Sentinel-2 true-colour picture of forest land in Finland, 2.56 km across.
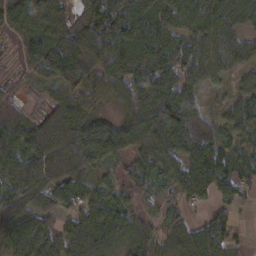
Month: February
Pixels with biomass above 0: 88%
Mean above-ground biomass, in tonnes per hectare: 85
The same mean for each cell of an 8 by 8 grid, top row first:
89 89 36 157 107 88 95 69
32 118 100 106 132 113 81 68
21 52 106 96 185 160 64 33
43 42 87 39 159 197 41 65
109 93 128 138 81 141 88 49
132 98 67 28 76 85 141 71
69 58 74 74 32 44 45 22
106 66 95 88 60 53 126 17
